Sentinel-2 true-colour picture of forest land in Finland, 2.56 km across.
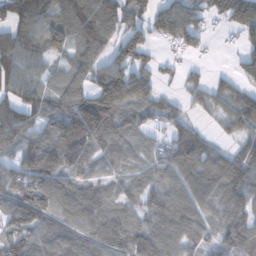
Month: November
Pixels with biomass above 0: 83%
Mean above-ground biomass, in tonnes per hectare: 93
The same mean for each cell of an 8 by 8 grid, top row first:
102 95 156 119 62 133 80 164
121 87 82 70 73 42 17 41
96 49 75 136 89 25 39 45
103 101 163 147 71 52 30 89
77 124 159 82 51 123 61 52
102 148 90 58 60 93 106 105
121 115 113 89 86 114 72 97
93 121 115 126 137 94 83 130
